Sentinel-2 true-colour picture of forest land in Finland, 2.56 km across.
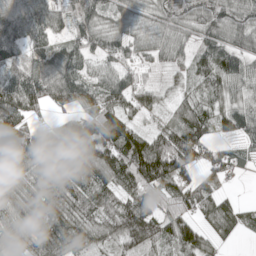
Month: May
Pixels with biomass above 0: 90%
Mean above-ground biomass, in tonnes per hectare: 79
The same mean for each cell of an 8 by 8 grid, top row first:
141 119 91 65 52 63 69 80
82 74 72 60 43 54 70 90
85 106 87 76 33 24 70 82
105 42 75 98 59 69 88 106
123 73 129 131 108 121 71 43
92 71 90 105 129 81 26 14
77 87 94 82 95 73 71 49
55 103 78 70 108 93 66 24
